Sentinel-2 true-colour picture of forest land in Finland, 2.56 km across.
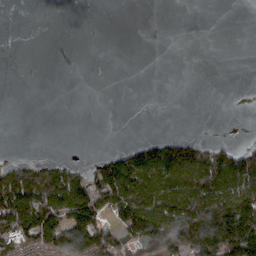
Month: March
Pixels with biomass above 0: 36%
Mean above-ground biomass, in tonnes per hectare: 62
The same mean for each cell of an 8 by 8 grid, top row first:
0 0 0 0 0 0 0 0
0 0 0 0 0 0 0 0
0 0 0 0 0 0 0 0
0 0 0 0 0 0 0 6
0 0 0 1 62 85 54 27
111 86 54 171 158 135 167 163
196 158 169 120 166 136 185 196
144 144 195 104 145 144 225 252
